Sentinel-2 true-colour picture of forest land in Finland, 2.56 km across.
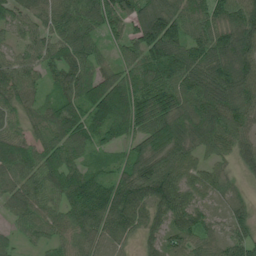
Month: July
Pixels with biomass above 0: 94%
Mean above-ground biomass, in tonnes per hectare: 91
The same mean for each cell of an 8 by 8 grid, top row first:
62 81 97 96 116 107 104 130
48 73 87 42 113 123 126 151
89 57 97 95 108 112 122 139
77 80 111 170 132 114 131 120
70 88 85 76 96 105 75 68
79 95 106 82 118 92 62 31
71 72 141 148 94 97 41 53
36 62 77 70 45 68 61 74
